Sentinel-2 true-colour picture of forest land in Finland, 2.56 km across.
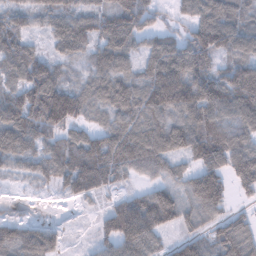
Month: February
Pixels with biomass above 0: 89%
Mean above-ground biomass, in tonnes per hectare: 101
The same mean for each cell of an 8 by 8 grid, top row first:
79 79 89 119 95 39 117 98
121 45 81 130 64 82 140 111
84 146 44 117 105 161 129 139
146 207 111 102 127 136 145 135
112 85 104 125 139 117 152 112
50 84 159 106 51 62 154 126
8 3 16 71 145 130 127 27
105 84 9 96 127 50 79 140
